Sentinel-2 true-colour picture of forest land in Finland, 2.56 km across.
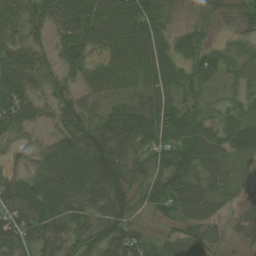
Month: August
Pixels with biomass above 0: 89%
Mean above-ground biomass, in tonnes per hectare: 61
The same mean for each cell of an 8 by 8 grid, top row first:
65 81 120 98 96 20 32 44
68 37 93 53 74 53 49 27
88 37 42 42 44 63 61 34
83 38 66 48 83 64 39 43
29 35 86 104 63 80 64 67
45 87 84 93 50 88 55 13
91 92 63 72 32 63 51 28
80 60 46 80 47 51 56 34
